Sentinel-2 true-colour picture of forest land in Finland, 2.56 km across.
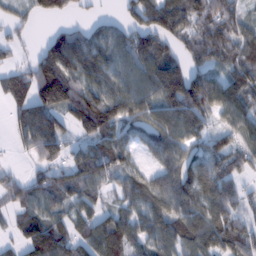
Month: February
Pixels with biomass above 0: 80%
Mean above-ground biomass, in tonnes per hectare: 86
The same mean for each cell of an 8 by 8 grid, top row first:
28 54 19 20 93 130 113 78
23 70 115 105 103 47 110 90
86 143 85 87 114 110 103 106
60 113 139 120 81 117 86 102
30 134 57 94 51 91 78 72
38 66 90 72 63 110 110 58
62 74 71 48 91 103 124 63
45 181 87 129 76 97 109 96
